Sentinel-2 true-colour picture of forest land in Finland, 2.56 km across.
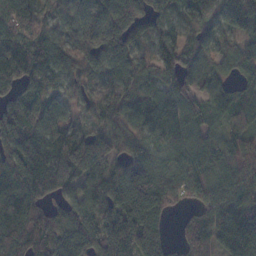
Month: November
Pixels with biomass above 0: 92%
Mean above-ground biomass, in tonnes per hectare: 92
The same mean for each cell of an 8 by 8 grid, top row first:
115 66 102 144 114 58 82 125
109 92 97 120 62 115 59 66
86 82 64 72 66 89 59 39
98 95 57 84 67 71 65 56
124 100 108 81 65 75 45 72
121 136 109 111 106 92 92 102
131 70 104 114 149 37 84 124
108 119 129 184 131 36 75 80
